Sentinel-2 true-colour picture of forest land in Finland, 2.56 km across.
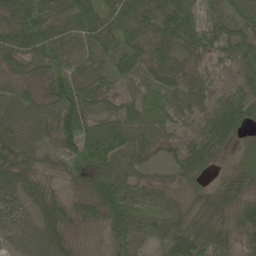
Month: May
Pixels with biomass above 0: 95%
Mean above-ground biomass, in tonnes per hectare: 56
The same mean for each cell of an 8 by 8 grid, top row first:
63 56 72 63 63 77 32 53
61 66 33 52 51 48 54 79
28 56 52 41 69 65 46 50
33 37 78 46 84 78 61 89
44 22 106 157 74 38 74 33
63 24 43 88 39 35 25 44
55 48 33 86 72 50 54 52
45 71 12 40 38 89 75 33
